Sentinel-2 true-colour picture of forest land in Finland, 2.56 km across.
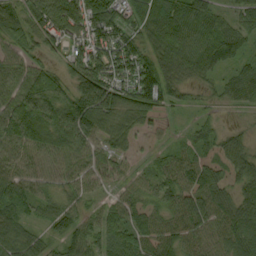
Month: September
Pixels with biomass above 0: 90%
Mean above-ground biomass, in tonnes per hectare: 67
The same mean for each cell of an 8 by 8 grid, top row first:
78 132 123 88 78 102 63 55
48 51 76 97 67 92 85 49
73 81 101 84 112 64 36 64
106 102 141 113 88 24 20 25
82 87 82 64 17 32 44 37
82 54 57 30 38 64 52 76
70 49 44 34 48 38 44 78
90 42 68 54 49 51 59 76
